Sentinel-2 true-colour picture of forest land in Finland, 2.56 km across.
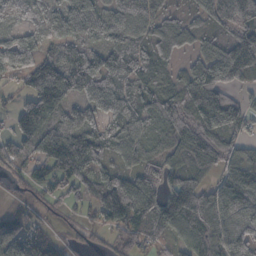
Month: October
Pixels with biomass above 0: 86%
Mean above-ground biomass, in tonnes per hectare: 74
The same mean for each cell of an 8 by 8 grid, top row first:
31 44 85 77 79 35 68 92
109 41 60 73 47 53 44 97
47 157 101 72 63 49 126 69
70 104 57 60 41 91 150 80
82 115 114 73 55 70 92 59
53 75 85 77 74 74 49 95
36 38 47 138 107 119 98 79
76 53 26 43 62 42 79 86
